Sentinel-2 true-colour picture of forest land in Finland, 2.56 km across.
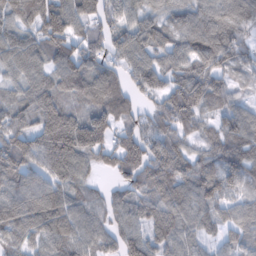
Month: February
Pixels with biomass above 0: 92%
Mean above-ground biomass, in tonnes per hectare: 91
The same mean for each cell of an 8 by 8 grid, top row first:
88 138 83 83 78 74 96 95
106 104 83 81 94 85 100 80
71 89 118 97 106 86 110 40
83 126 83 113 58 142 60 75
125 139 164 91 103 88 64 112
101 89 73 44 102 101 86 87
102 112 90 88 83 95 75 62
79 89 88 74 107 83 44 67
